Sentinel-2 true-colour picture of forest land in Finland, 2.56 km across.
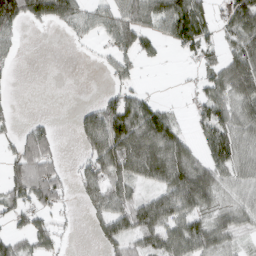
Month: March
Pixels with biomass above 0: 62%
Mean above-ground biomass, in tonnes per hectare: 62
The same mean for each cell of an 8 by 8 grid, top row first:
108 110 80 71 75 135 56 105
28 0 7 53 54 38 48 75
8 0 0 29 11 2 51 111
12 2 30 106 100 21 64 60
44 59 35 132 134 94 62 71
84 85 53 99 83 106 83 54
66 64 21 100 91 93 62 58
52 64 2 85 63 82 78 32
